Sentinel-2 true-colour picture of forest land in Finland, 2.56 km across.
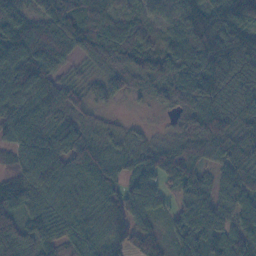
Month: November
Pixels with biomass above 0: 95%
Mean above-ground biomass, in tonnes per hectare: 89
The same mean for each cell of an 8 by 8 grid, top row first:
90 108 109 68 55 77 112 145
141 127 75 103 70 97 108 89
131 88 26 64 73 123 95 64
106 117 59 15 8 67 104 83
101 102 93 43 42 63 135 93
72 116 93 96 113 118 62 113
75 76 76 87 126 73 118 87
99 63 81 101 99 79 116 100
